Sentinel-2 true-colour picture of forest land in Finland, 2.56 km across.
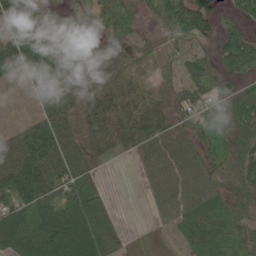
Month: June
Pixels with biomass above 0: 84%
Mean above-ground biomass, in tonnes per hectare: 50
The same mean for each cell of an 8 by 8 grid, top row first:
51 31 23 55 21 74 50 34
88 64 44 35 26 29 17 63
26 80 45 63 41 30 53 36
2 53 35 64 60 41 54 59
53 78 43 47 44 53 57 50
76 72 60 2 24 62 49 45
81 74 81 22 7 61 73 42
84 91 97 58 15 27 81 65
